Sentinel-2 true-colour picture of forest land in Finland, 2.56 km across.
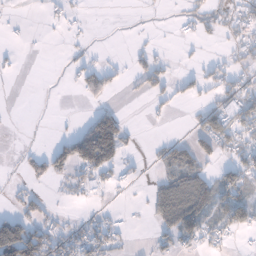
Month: January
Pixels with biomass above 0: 35%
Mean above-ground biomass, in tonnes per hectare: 34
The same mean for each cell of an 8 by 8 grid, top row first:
4 10 5 0 1 4 36 55
6 0 9 3 17 3 5 39
3 0 32 32 57 32 45 38
0 0 3 39 7 10 52 79
2 17 139 147 4 33 54 54
6 57 52 45 10 70 44 72
20 19 6 7 14 123 62 89
155 75 48 44 1 54 41 6
